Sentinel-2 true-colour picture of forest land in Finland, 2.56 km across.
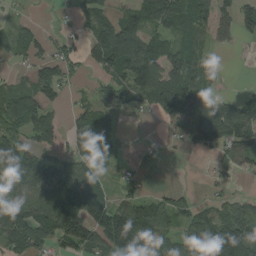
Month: August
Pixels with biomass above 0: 66%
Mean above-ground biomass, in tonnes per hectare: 73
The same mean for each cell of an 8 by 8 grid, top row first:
13 1 45 67 96 99 93 88
74 42 35 178 113 69 32 15
25 96 17 68 114 98 62 1
128 74 52 79 19 93 114 89
112 57 91 44 6 16 64 72
117 94 89 28 16 0 10 18
111 114 143 105 85 64 49 52
91 69 117 160 174 61 120 146
